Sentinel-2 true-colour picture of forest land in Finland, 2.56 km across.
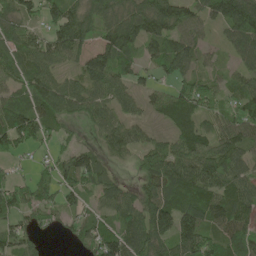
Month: May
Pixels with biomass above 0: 81%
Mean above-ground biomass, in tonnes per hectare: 76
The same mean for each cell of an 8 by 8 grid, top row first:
89 64 96 97 133 118 72 150
78 90 82 112 77 85 25 68
66 86 70 99 36 60 50 46
99 89 55 66 38 82 58 71
92 37 23 64 57 76 81 78
32 43 93 36 61 104 104 79
90 70 48 60 80 109 99 89
91 12 48 103 103 106 84 96
